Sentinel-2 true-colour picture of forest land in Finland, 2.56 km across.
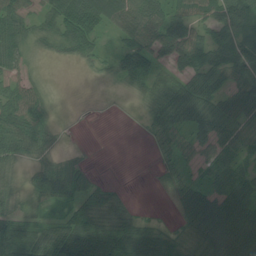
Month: July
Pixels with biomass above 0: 73%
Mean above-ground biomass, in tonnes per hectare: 48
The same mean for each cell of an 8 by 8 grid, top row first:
56 34 93 87 96 52 52 80
51 19 43 19 60 78 68 65
34 7 2 14 53 48 73 52
73 26 0 0 18 58 60 57
75 37 2 0 2 42 45 47
21 67 33 1 0 24 39 54
35 27 72 68 4 17 66 70
140 93 112 104 88 37 55 67
